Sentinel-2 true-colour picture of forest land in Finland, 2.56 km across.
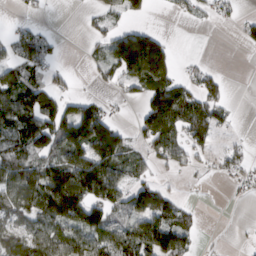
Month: March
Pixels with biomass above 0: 55%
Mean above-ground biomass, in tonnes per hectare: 66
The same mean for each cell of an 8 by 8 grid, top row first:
7 4 7 36 28 12 18 18
55 42 3 88 194 15 0 8
85 40 3 34 125 66 46 0
133 106 104 24 76 177 93 3
84 101 133 145 54 97 48 17
108 146 190 125 36 12 9 34
81 131 132 92 92 69 0 1
81 100 95 104 131 128 3 2
